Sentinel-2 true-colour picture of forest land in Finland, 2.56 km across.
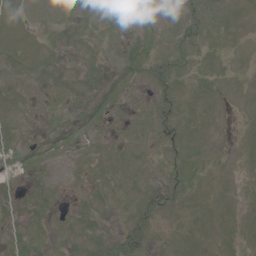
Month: June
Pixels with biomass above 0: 64%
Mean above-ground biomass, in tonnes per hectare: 6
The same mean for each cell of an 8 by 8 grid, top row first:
9 7 7 8 7 10 7 6
10 8 6 3 8 11 5 2
8 7 9 5 6 10 6 5
8 6 6 5 6 6 7 4
8 8 8 4 4 6 4 4
5 8 5 7 3 6 5 3
5 7 5 3 8 5 6 6
9 8 5 6 9 3 7 7
